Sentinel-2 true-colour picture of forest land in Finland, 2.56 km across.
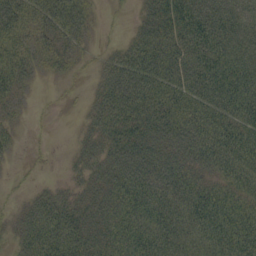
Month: September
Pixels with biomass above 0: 82%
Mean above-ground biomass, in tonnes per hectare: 47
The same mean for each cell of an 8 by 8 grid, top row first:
62 57 54 3 31 77 73 47
52 39 22 12 58 61 73 53
47 9 7 49 71 61 70 68
14 4 7 60 59 62 63 65
14 3 17 43 54 51 73 79
4 3 21 44 64 54 40 60
14 57 41 47 64 59 83 66
24 73 64 51 60 56 64 86
